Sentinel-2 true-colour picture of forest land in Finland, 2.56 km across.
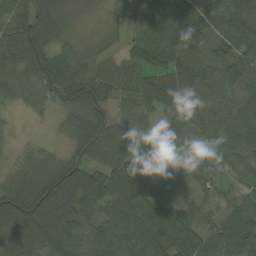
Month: August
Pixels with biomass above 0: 89%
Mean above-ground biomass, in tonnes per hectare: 75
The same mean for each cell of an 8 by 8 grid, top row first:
86 72 14 17 50 107 44 86
101 87 32 17 69 88 56 87
70 114 95 54 59 93 65 90
19 26 101 57 56 94 91 75
7 10 75 87 59 72 56 70
39 83 116 84 97 87 74 48
131 119 88 78 110 58 34 87
105 117 69 100 122 116 90 139
